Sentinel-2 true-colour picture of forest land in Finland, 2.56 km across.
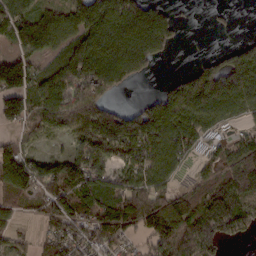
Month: February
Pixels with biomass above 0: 76%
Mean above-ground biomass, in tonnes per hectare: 87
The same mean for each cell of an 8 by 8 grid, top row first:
107 91 111 133 133 32 5 2
51 77 93 148 149 27 3 56
150 71 105 132 23 36 116 102
110 118 137 95 92 125 90 54
49 22 67 110 120 99 42 58
143 107 133 64 85 35 38 114
40 77 116 174 158 149 115 87
37 57 89 91 50 124 96 21
